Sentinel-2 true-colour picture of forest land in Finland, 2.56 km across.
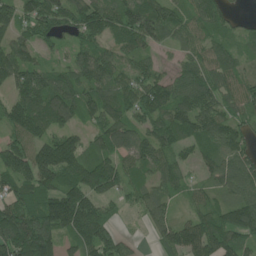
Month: June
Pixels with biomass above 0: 89%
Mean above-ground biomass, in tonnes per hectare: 97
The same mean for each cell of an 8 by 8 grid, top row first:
95 119 118 105 131 74 98 24
105 46 78 69 79 44 69 52
112 93 88 85 84 72 98 67
121 151 101 120 102 121 112 73
79 103 73 105 94 89 88 83
126 139 150 152 62 79 56 147
125 139 183 42 78 34 67 118
209 129 112 94 13 120 141 94
